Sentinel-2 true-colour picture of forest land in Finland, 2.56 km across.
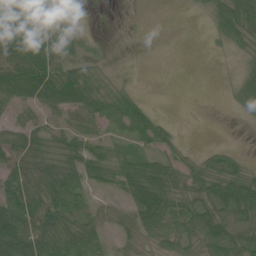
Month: June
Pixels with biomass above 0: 66%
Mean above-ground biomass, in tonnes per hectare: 42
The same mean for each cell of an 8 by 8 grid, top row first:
103 71 4 0 0 0 22 92
124 86 23 2 0 0 4 27
104 101 72 18 1 0 0 28
24 32 59 57 42 0 0 16
42 43 35 27 33 22 5 2
47 80 52 32 69 51 55 50
65 72 54 12 79 52 67 81
101 76 73 17 27 49 70 62
